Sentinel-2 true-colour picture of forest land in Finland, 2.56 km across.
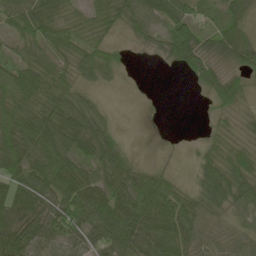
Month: May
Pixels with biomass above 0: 81%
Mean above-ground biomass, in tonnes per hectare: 51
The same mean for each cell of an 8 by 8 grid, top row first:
58 67 41 65 61 66 26 43
33 58 65 35 16 72 39 66
80 67 41 20 1 2 46 33
92 70 70 11 0 0 11 26
114 99 57 44 1 2 26 35
80 92 62 58 47 14 51 72
82 76 78 76 76 70 53 47
74 54 54 72 61 64 42 42
